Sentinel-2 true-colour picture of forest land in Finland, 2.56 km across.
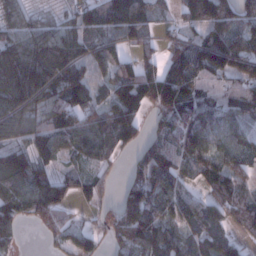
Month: January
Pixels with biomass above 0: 82%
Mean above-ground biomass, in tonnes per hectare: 91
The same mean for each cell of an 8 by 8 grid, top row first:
53 31 69 114 85 37 127 78
109 137 91 70 52 71 166 121
180 153 106 92 133 170 96 95
131 102 94 115 72 146 106 93
82 104 96 96 60 99 105 76
142 76 55 25 74 108 87 78
92 116 23 42 123 104 72 93
38 27 64 51 116 89 81 42
